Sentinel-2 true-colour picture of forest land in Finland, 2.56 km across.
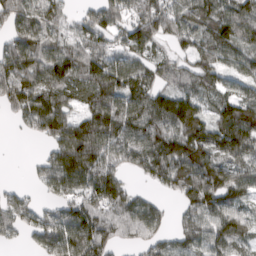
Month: March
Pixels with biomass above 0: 83%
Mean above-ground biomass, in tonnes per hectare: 91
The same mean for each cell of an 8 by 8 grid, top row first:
93 87 45 98 110 95 107 124
111 78 88 69 83 48 76 95
105 85 87 130 84 71 63 61
54 130 77 140 114 128 62 123
1 68 213 112 114 130 114 145
0 86 143 104 48 110 139 82
98 46 99 114 86 29 110 74
26 103 124 71 65 60 78 78
